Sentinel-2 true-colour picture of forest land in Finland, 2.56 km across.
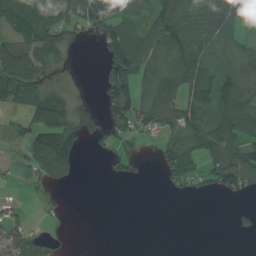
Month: August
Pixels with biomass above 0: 54%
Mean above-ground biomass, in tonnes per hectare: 54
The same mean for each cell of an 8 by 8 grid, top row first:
72 44 106 101 53 90 87 93
73 97 10 88 83 85 63 62
98 32 5 77 54 90 95 99
28 136 66 67 70 79 92 115
14 148 55 40 27 66 87 94
9 77 15 25 15 68 60 106
23 6 0 0 0 0 0 9
45 26 0 0 0 0 0 1
